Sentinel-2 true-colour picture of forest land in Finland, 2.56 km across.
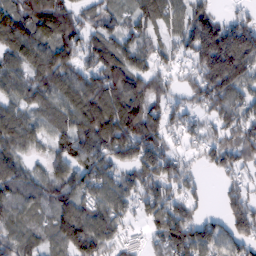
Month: February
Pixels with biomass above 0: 86%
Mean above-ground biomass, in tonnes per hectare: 88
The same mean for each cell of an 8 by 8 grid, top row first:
103 126 57 59 83 63 34 43
106 115 93 94 82 47 146 167
81 105 113 132 99 38 139 130
69 72 130 158 150 57 71 96
88 51 97 131 136 36 68 104
85 67 87 83 99 79 19 46
82 61 109 96 59 87 19 86
84 62 145 77 30 129 107 85
